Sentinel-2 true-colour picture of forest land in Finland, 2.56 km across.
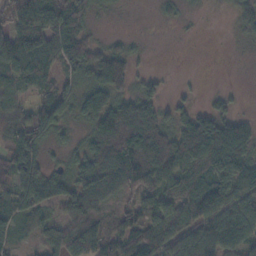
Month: November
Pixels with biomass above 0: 76%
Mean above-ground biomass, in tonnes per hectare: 70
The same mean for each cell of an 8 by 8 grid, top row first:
60 127 68 7 0 14 3 54
96 93 95 42 7 0 0 4
68 45 62 118 30 3 0 0
58 73 65 129 105 47 58 26
76 48 42 142 140 122 172 125
97 80 84 115 96 86 108 124
85 61 84 34 78 87 113 90
48 86 112 71 79 65 86 94
